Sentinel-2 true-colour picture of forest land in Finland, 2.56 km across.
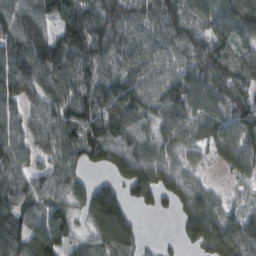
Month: February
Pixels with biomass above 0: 89%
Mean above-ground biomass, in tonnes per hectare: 93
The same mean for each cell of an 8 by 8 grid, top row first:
132 108 127 112 89 109 91 114
118 131 121 96 84 84 103 76
122 114 106 101 97 94 100 100
79 103 113 119 86 89 79 102
105 85 115 147 98 83 70 108
92 80 53 54 123 98 27 54
98 95 63 144 30 46 93 47
111 136 46 121 32 19 99 116
